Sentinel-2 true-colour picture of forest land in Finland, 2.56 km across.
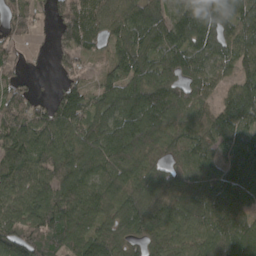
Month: April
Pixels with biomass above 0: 89%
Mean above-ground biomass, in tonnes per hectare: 103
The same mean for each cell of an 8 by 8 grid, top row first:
70 32 118 96 113 101 113 99
33 23 101 66 114 131 111 114
38 4 46 64 128 110 77 77
90 80 118 133 194 120 73 134
137 129 133 150 158 71 96 119
120 101 130 105 118 72 91 115
102 130 123 98 132 102 131 102
138 130 102 119 94 91 120 133
